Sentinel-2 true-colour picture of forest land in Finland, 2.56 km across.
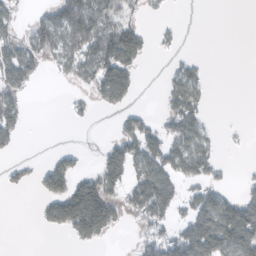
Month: February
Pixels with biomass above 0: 43%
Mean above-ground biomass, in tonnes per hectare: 47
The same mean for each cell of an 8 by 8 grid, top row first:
38 57 101 74 26 2 0 0
65 78 96 136 53 10 0 0
88 6 50 127 4 47 16 0
66 0 12 21 27 68 18 0
26 0 3 41 101 65 36 2
17 63 50 70 84 68 51 5
0 48 151 72 91 51 89 92
0 0 36 10 39 82 145 119
